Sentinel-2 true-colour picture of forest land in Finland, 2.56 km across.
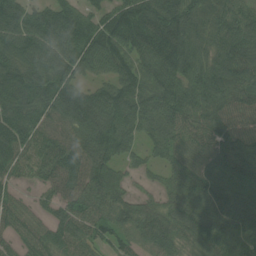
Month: July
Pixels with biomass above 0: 92%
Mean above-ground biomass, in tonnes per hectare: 86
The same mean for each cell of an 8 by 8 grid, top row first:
105 93 76 76 120 118 80 74
91 106 109 117 99 127 70 95
117 94 72 84 92 91 91 81
105 83 121 118 104 112 88 76
106 79 88 107 55 72 75 117
49 67 78 74 34 67 85 114
48 38 73 76 59 72 90 107
53 63 78 63 66 76 87 89
